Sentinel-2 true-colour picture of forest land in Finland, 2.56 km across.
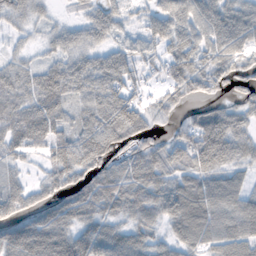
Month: November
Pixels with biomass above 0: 83%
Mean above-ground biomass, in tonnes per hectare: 58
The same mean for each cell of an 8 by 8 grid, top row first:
46 21 20 52 22 61 71 64
17 29 57 43 37 52 68 66
57 68 68 75 27 65 57 45
65 72 42 105 63 35 48 42
58 69 87 89 45 54 97 55
26 40 67 76 80 50 63 34
58 58 74 52 76 77 72 62
81 95 77 76 56 44 50 66
